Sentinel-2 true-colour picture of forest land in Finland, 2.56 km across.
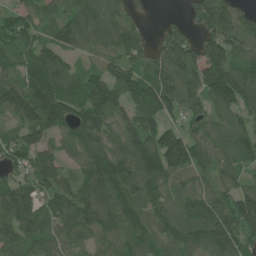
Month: June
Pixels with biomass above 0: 90%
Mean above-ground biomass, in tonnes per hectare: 112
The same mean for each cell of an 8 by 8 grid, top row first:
83 70 116 100 20 16 153 109
98 104 69 86 82 172 137 94
94 192 86 131 133 150 188 187
115 149 97 139 168 100 91 108
83 70 108 108 158 168 107 115
62 105 72 153 159 93 72 73
147 103 120 124 108 99 132 152
108 103 80 77 117 108 151 128
